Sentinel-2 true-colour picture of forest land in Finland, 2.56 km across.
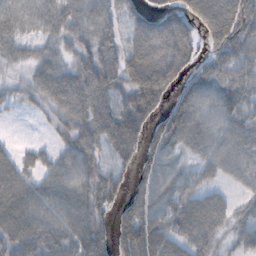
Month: October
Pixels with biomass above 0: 84%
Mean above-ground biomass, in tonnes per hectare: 61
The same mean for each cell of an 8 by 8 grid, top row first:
74 70 65 47 44 59 93 86
46 31 49 52 93 108 39 69
20 68 81 63 91 59 57 61
10 30 77 71 71 66 53 59
15 16 65 69 52 63 58 67
74 51 72 59 37 54 40 51
86 70 75 44 70 80 75 30
73 74 80 54 103 74 53 40
